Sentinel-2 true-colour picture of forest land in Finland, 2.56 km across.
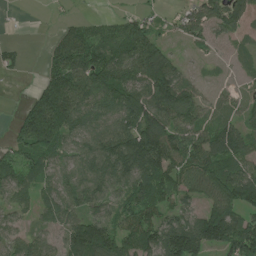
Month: July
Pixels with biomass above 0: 78%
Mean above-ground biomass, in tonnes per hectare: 88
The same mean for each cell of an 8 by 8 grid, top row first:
2 3 17 21 38 42 101 84
22 32 127 92 143 19 47 31
6 76 121 125 132 118 13 22
24 199 101 85 169 128 59 48
76 147 66 115 189 126 116 113
97 71 70 99 147 100 121 107
58 64 73 58 102 76 77 102
72 63 161 118 121 185 147 150
